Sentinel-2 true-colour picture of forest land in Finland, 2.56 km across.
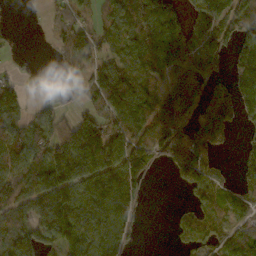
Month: October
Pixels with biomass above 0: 71%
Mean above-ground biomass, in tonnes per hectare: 87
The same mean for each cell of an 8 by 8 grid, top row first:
1 32 55 64 93 53 171 116
15 18 94 72 108 122 120 102
43 45 72 156 106 87 92 106
68 54 60 126 128 147 100 91
90 142 152 132 126 129 82 33
93 120 107 115 83 63 87 67
66 121 119 126 27 12 62 72
92 107 110 96 10 29 56 108
